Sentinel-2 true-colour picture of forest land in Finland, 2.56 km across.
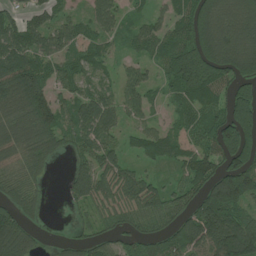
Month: July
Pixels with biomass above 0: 79%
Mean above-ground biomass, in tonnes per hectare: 90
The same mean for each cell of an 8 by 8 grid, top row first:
57 57 33 76 37 74 177 162
110 73 77 33 58 120 176 175
179 100 67 33 63 133 163 101
102 133 80 73 50 45 92 146
100 86 63 55 64 88 84 148
76 24 73 75 50 34 99 161
92 15 36 67 92 76 145 105
152 8 44 50 87 105 152 190
